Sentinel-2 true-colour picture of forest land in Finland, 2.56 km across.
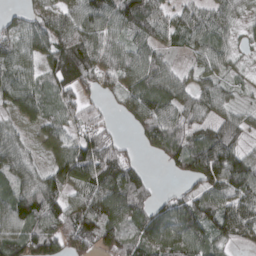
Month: March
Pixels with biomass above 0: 86%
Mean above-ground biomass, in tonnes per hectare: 82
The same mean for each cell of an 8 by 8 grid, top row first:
42 77 103 107 118 58 73 49
79 97 121 83 77 36 84 30
78 71 98 70 98 66 61 27
65 67 57 19 101 87 68 46
67 45 84 58 58 93 111 66
79 71 120 109 44 30 137 145
125 106 94 112 75 98 93 106
104 134 104 103 91 115 90 56
